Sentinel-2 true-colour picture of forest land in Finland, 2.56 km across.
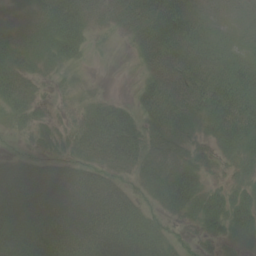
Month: June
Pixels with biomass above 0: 84%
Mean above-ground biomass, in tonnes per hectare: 50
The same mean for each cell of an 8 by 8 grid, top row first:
26 65 60 41 74 85 33 26
46 33 36 2 45 69 47 31
62 20 14 1 28 75 80 59
38 20 34 68 54 84 64 78
4 28 57 105 66 54 32 55
63 58 60 44 40 49 25 27
68 72 81 87 32 34 53 53
72 79 84 91 75 21 24 27
